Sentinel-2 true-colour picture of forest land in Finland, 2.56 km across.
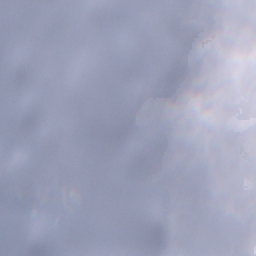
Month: December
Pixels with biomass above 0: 66%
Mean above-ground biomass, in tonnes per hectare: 71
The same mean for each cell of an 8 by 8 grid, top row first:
159 121 64 73 37 67 81 0
79 23 83 42 68 156 38 0
67 103 129 92 114 82 0 38
66 100 135 116 112 38 0 129
97 85 105 165 109 36 5 113
110 59 31 34 75 58 0 107
75 74 8 9 45 35 6 106
77 117 97 48 38 57 39 129
